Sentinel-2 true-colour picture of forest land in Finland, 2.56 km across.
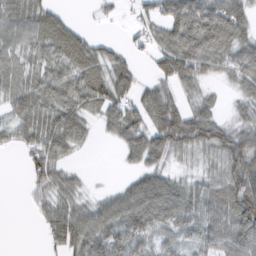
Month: February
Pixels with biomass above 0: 76%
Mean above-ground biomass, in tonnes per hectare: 54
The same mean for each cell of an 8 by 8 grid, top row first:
56 52 4 15 28 72 87 65
49 61 69 27 24 86 86 69
58 62 70 73 23 68 32 63
50 68 59 55 67 77 48 32
31 69 31 17 83 88 80 86
0 72 15 1 52 28 48 106
0 49 49 61 87 76 71 106
0 27 68 68 47 38 62 83
